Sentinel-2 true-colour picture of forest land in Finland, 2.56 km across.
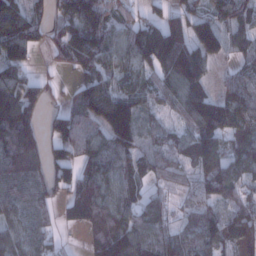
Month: January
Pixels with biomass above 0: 82%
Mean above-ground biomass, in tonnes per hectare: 88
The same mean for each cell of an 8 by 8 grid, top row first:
113 69 136 78 46 68 75 88
97 43 130 95 126 128 91 52
111 20 62 74 61 114 62 67
161 25 84 165 63 53 135 102
160 60 91 119 58 58 119 72
123 67 105 95 77 39 137 71
75 55 132 122 96 32 75 74
83 51 15 198 100 82 106 87
